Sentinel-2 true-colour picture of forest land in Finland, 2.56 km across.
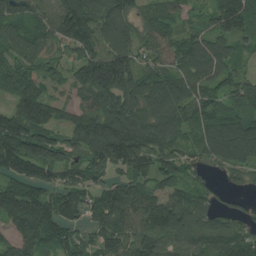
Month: July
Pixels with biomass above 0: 90%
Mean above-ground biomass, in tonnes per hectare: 138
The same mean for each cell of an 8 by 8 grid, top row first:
124 130 223 146 115 100 83 216
115 109 139 146 123 130 139 76
150 110 147 235 139 141 125 123
158 150 103 169 153 154 145 153
214 199 161 285 184 117 141 188
132 113 118 87 128 130 74 73
178 157 125 152 130 136 100 50
122 138 110 115 132 134 128 127
